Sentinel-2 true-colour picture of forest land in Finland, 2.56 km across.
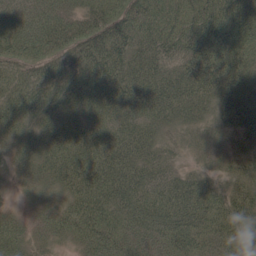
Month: May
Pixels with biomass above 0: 98%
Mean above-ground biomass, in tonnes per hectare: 68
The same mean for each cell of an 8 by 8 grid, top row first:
74 86 64 89 99 72 100 70
95 82 86 100 65 72 112 82
60 73 73 76 74 67 99 73
61 63 61 57 58 62 55 81
47 64 63 64 61 33 46 44
32 59 82 74 63 47 47 50
16 44 75 74 78 89 84 63
56 45 63 81 70 87 73 60
